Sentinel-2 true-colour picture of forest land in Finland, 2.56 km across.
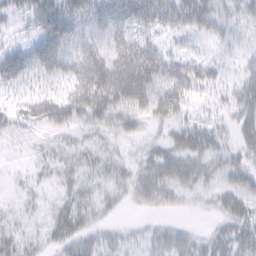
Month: February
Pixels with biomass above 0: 65%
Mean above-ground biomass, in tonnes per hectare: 25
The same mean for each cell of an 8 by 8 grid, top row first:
16 38 32 44 41 34 36 24
18 46 34 37 40 7 6 8
27 24 41 60 55 43 23 19
20 39 39 46 37 31 10 32
5 10 12 9 12 21 27 23
4 9 16 14 27 52 33 29
8 11 24 8 14 13 10 26
20 12 24 12 16 33 18 27
